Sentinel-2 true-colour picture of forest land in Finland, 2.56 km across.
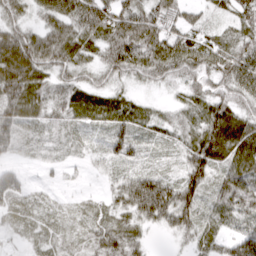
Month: March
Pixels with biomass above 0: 88%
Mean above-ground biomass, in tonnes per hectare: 48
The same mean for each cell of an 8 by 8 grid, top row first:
42 53 85 82 76 50 21 44
102 91 62 75 87 74 61 56
93 44 43 34 36 39 48 77
63 36 54 58 31 15 57 46
37 21 16 36 27 24 83 73
43 7 5 28 55 36 61 64
24 14 12 40 98 107 39 52
12 21 20 67 28 20 31 66
